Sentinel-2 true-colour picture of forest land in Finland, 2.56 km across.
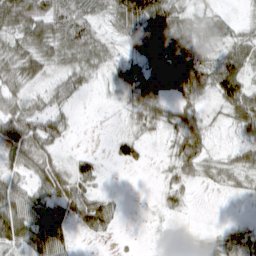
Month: March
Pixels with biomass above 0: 78%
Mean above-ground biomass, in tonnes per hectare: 45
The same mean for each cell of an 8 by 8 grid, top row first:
84 75 62 55 114 74 27 10
52 56 75 30 91 110 44 48
54 33 45 29 85 95 61 64
65 49 5 6 60 49 21 83
72 51 2 22 23 43 32 32
37 65 56 2 1 39 29 42
68 70 67 37 2 19 0 3
64 76 11 8 3 21 33 44
